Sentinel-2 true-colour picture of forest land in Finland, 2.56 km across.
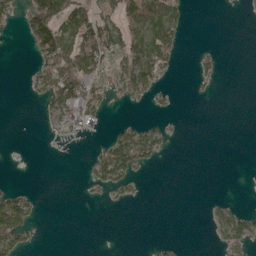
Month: May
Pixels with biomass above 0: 28%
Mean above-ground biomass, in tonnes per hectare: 29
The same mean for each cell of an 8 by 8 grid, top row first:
31 145 90 50 85 45 0 1
0 111 116 85 97 31 5 0
0 76 101 46 80 7 12 0
0 34 81 6 6 4 0 0
0 6 9 62 85 5 0 0
0 0 5 73 9 0 0 0
104 1 0 6 0 0 9 17
67 0 0 0 0 4 4 50
